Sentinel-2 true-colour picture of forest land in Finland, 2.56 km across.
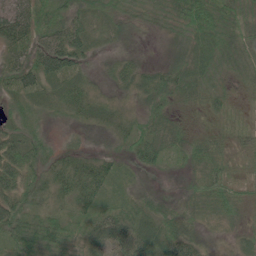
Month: June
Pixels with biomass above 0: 95%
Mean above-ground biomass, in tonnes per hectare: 42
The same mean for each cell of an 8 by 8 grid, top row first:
74 70 43 37 31 57 84 64
59 66 53 14 12 41 66 77
54 51 34 27 40 58 56 42
28 20 33 28 39 34 30 16
48 29 13 19 61 35 52 31
65 34 60 43 12 7 47 27
56 26 38 40 32 22 37 37
41 55 43 72 59 63 12 18
